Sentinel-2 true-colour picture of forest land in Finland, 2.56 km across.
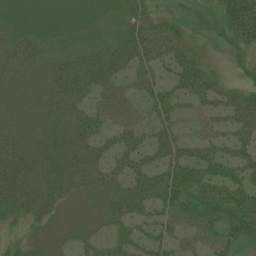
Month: July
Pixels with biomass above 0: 82%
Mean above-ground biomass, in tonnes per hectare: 33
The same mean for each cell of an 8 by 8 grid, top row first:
20 24 24 21 33 13 8 98
33 25 28 30 43 41 8 32
25 28 49 31 33 32 38 15
10 35 30 30 22 30 30 56
35 31 38 33 32 39 38 40
57 37 40 34 42 45 41 39
41 31 7 30 30 49 59 59
13 14 20 29 31 27 40 42
